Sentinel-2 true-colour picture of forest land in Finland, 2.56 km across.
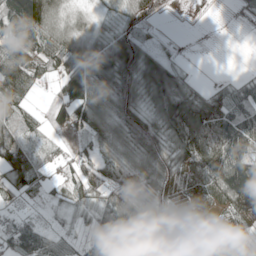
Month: May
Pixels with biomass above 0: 81%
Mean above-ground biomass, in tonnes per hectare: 71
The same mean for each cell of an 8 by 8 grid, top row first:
137 110 36 26 66 8 5 7
102 71 82 90 72 4 0 0
120 26 98 108 101 92 7 29
64 28 88 78 68 118 125 68
97 34 26 65 108 87 178 118
103 35 87 109 100 89 115 181
27 17 43 91 91 68 41 117
65 54 26 81 124 43 34 30
